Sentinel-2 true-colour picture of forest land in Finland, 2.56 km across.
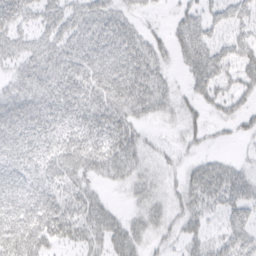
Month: March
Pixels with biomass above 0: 75%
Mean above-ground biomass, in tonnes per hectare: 33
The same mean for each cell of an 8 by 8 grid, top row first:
40 33 31 35 12 15 27 33
30 34 38 47 37 30 45 38
27 46 48 51 48 10 50 34
58 48 43 52 31 21 16 23
55 42 45 43 20 9 10 6
46 40 35 24 22 12 39 28
50 56 41 15 23 19 27 41
57 38 27 34 22 15 24 42
